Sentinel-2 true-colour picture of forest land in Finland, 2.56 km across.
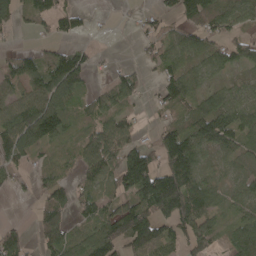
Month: April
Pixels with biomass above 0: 70%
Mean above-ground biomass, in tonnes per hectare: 65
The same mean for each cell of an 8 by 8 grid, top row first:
51 72 40 3 26 57 94 58
20 28 32 3 29 57 51 61
67 104 70 39 29 88 33 24
80 140 34 54 13 48 83 63
103 60 47 97 42 160 86 70
34 31 36 70 167 190 34 34
0 70 53 62 134 150 71 42
73 69 58 122 130 58 83 75
